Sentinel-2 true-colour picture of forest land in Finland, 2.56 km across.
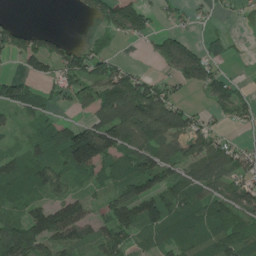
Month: June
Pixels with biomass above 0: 70%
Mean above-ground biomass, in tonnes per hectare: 75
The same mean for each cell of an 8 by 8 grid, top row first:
9 0 13 93 65 38 21 29
82 74 46 39 12 82 51 7
60 44 86 120 59 51 90 21
42 40 25 126 155 120 31 52
25 75 201 146 100 68 92 32
109 108 70 75 119 84 103 73
55 89 87 85 109 115 106 121
148 103 79 104 39 89 107 116
